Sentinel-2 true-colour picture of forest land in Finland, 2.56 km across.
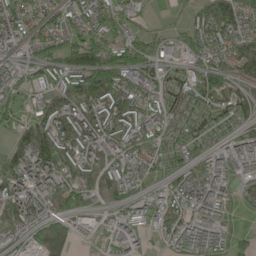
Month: May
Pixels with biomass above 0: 81%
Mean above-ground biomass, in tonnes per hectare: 85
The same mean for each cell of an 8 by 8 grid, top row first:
130 96 103 113 41 14 133 132
70 90 116 122 136 66 86 108
49 56 142 164 89 64 106 74
49 117 101 111 97 119 95 74
89 142 84 72 91 111 50 78
114 110 77 61 66 75 82 57
77 67 107 41 70 79 80 17
53 86 39 72 35 71 68 37
